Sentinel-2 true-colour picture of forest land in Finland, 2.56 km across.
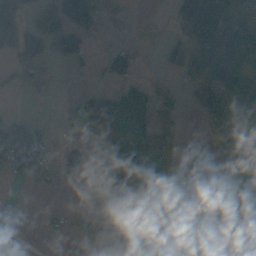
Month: October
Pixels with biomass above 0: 48%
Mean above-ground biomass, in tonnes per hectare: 63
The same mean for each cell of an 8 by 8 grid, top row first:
61 75 113 1 0 41 237 66
69 60 81 28 5 68 240 199
10 16 4 50 32 10 120 96
7 0 50 124 87 46 76 64
108 28 27 74 118 13 12 87
46 33 22 153 95 23 49 166
3 6 14 83 7 109 49 96
2 3 82 135 48 46 104 37
